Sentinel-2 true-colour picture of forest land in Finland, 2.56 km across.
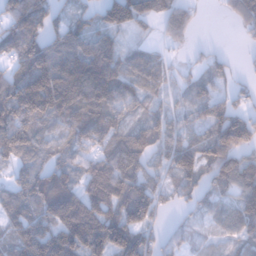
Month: January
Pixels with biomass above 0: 81%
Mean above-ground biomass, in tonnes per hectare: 68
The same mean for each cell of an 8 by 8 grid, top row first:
90 74 45 22 53 60 3 46
68 94 84 67 31 16 10 4
100 144 114 93 64 25 42 18
120 118 102 64 35 33 49 38
105 68 64 71 75 63 86 82
44 65 67 134 74 62 59 94
67 80 120 100 104 23 35 64
66 120 128 149 75 32 16 51
